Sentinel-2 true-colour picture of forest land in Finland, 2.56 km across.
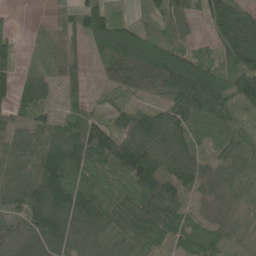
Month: June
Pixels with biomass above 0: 89%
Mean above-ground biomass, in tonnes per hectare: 73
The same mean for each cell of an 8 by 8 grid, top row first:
9 16 85 72 41 81 87 107
39 42 35 109 122 86 30 157
50 52 38 45 88 155 144 134
47 40 59 47 57 90 107 47
74 98 120 97 107 102 45 52
76 114 71 47 109 102 53 52
61 120 100 64 90 69 31 47
46 88 69 56 56 39 68 38
